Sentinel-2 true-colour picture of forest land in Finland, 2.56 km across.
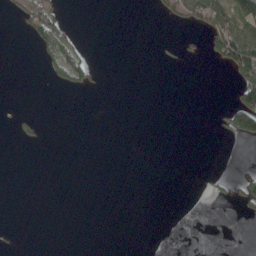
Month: May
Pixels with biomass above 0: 11%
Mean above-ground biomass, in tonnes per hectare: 12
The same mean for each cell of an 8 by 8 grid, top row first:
14 51 0 0 0 34 83 100
0 40 25 0 0 7 38 122
0 12 36 0 0 0 0 49
6 0 0 0 0 0 0 96
9 4 0 0 0 0 0 11
0 0 0 0 0 0 5 10
0 0 0 0 0 0 1 15
2 0 0 0 0 0 0 0
